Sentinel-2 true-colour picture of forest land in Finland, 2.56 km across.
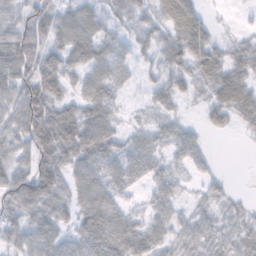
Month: November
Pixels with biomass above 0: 82%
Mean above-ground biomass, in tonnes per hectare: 44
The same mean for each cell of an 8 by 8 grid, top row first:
41 59 52 31 29 71 20 5
77 56 73 42 22 47 50 28
84 61 40 49 15 32 42 54
75 73 55 41 11 17 27 53
56 87 90 48 34 39 12 2
58 80 53 45 37 28 19 0
48 53 53 54 21 33 26 19
38 56 48 73 57 35 45 42
